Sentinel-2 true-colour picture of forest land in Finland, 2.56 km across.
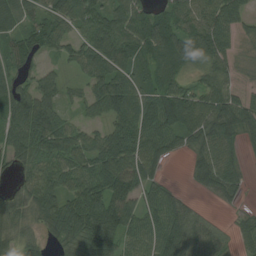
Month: August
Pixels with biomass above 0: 84%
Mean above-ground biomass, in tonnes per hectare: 70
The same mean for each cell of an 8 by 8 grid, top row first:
74 70 84 86 80 76 85 59
69 56 64 109 84 93 95 27
58 44 27 95 42 61 53 22
90 80 27 82 98 101 92 92
78 92 77 86 96 50 79 47
28 85 90 118 76 3 74 41
52 78 116 113 67 70 9 17
53 33 79 88 81 109 81 32
